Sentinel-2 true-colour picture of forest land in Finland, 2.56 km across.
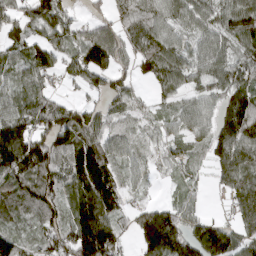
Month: March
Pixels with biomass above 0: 85%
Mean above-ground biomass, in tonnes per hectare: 83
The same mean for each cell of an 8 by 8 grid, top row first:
55 107 25 56 85 67 71 113
68 101 94 98 78 68 75 69
58 45 50 73 30 75 67 84
91 96 71 54 30 49 56 188
183 124 140 74 33 37 67 130
125 99 166 107 30 25 24 103
83 92 122 129 56 64 12 71
84 73 153 107 111 138 147 77
